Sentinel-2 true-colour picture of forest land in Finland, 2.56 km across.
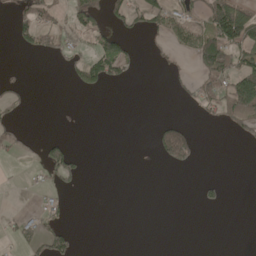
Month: May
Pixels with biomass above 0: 21%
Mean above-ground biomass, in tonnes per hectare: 29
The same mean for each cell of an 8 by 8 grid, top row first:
28 39 55 49 73 65 88 109
22 39 24 77 8 45 131 102
12 0 44 52 2 9 63 115
19 0 2 0 0 0 28 107
35 39 1 0 0 134 0 13
1 33 35 0 0 1 4 0
5 25 0 0 0 0 19 0
33 68 9 0 0 0 0 0
